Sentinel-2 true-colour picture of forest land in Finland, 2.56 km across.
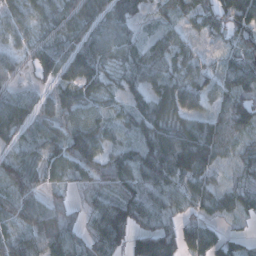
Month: January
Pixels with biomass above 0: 88%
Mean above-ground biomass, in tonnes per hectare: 61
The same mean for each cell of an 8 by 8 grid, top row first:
40 45 73 61 19 47 69 112
28 56 79 60 50 51 13 60
31 40 77 31 54 67 52 71
85 33 55 28 62 70 56 89
47 66 94 38 61 107 108 36
90 40 43 73 52 85 46 32
60 66 27 103 70 36 48 52
67 97 54 107 120 102 89 39
